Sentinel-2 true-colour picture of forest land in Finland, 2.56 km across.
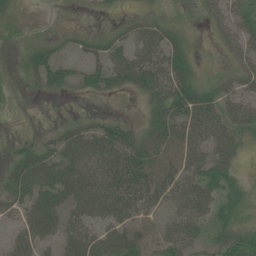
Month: July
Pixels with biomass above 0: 62%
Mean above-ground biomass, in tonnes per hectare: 26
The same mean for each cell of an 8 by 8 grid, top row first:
9 0 1 4 8 2 12 25
5 20 17 26 36 26 0 24
2 38 23 36 34 42 8 22
1 0 3 3 8 44 42 32
11 19 44 46 27 38 40 17
40 48 50 55 44 42 37 10
31 44 36 44 37 34 32 14
31 29 45 39 34 44 22 32
